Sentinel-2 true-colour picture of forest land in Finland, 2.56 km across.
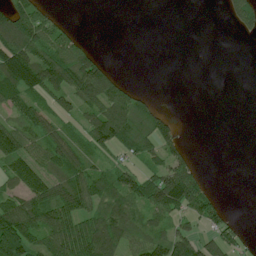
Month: July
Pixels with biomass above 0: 55%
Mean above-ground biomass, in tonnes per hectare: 62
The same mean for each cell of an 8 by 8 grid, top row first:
126 51 0 0 0 0 0 79
139 104 61 0 0 0 0 0
135 134 152 68 35 9 0 0
49 61 57 125 73 10 0 0
89 75 48 111 85 63 0 0
89 83 84 60 66 131 19 0
105 113 108 88 83 106 94 0
179 96 145 113 72 108 59 46
